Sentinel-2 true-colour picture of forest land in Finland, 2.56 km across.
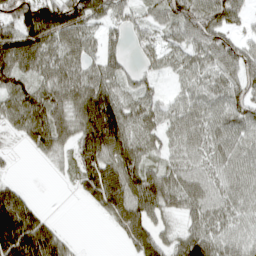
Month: April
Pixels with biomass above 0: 82%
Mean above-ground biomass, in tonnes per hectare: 73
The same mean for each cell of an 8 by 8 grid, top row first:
115 155 110 56 43 78 98 50
131 93 76 41 40 45 85 77
83 73 78 66 39 29 68 89
78 117 94 100 60 61 71 93
17 84 80 116 64 55 72 76
11 5 61 112 100 72 68 74
119 10 5 92 99 55 73 68
175 110 6 5 84 57 94 70
